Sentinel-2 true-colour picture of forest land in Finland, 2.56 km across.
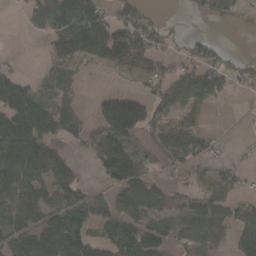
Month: March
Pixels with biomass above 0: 63%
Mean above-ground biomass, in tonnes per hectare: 73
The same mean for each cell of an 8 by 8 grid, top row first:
2 128 189 65 46 2 44 34
1 47 168 183 87 20 50 2
74 38 23 6 33 88 109 34
159 111 36 157 102 66 26 6
116 78 35 125 43 92 34 6
104 112 39 82 73 10 38 28
94 103 111 95 98 54 89 53
83 142 129 94 126 52 74 99
